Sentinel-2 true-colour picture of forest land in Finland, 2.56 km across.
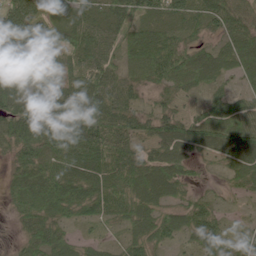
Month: June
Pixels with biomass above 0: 92%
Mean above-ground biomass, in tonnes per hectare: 56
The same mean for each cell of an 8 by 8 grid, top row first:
92 44 51 68 48 46 51 57
77 41 68 45 71 55 36 57
74 58 59 63 49 58 45 25
75 84 65 73 48 35 36 50
70 80 93 74 45 91 72 87
49 78 77 56 84 62 12 49
41 83 59 42 66 44 37 10
18 78 29 15 59 34 50 36
